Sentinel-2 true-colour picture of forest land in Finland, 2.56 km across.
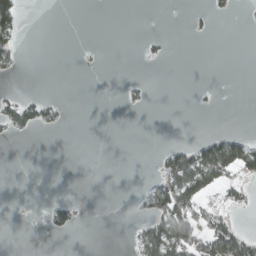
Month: March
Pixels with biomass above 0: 16%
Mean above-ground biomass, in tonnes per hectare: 15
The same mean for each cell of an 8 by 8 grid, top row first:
56 0 0 0 0 0 10 3
36 0 1 0 6 0 0 0
5 0 0 0 5 0 0 0
49 24 0 0 3 0 2 0
1 0 0 0 0 17 47 49
0 0 0 0 3 96 79 32
0 14 9 0 18 98 27 12
0 1 0 0 52 94 62 55
